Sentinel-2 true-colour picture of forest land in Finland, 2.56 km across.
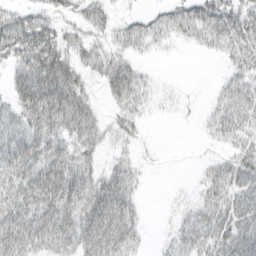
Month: March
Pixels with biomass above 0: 69%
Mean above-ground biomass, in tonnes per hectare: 41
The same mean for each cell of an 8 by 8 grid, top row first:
33 32 27 17 19 40 54 49
66 69 39 27 23 8 23 47
41 84 35 53 21 1 1 33
50 86 58 21 21 5 13 49
68 69 47 18 8 0 9 33
69 80 55 43 11 0 22 50
75 76 63 85 12 7 42 54
84 72 64 83 15 26 46 70
